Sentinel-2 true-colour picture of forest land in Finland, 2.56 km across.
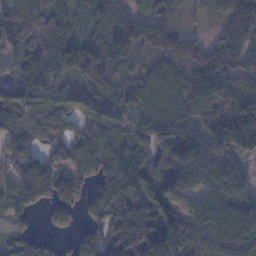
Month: November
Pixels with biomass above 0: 89%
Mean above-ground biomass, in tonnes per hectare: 122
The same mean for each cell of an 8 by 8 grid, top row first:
88 110 51 132 77 53 29 146
86 145 148 185 94 126 112 116
89 101 64 72 111 113 111 100
121 81 94 95 99 111 128 172
118 62 77 119 131 202 106 153
149 186 99 154 195 190 144 116
90 84 97 192 193 161 142 169
96 42 81 164 211 194 154 182
